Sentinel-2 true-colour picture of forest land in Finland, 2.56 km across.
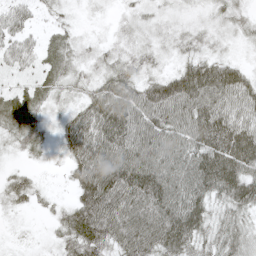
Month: May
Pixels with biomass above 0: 91%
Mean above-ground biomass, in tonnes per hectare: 52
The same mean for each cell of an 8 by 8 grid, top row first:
46 14 10 10 21 16 19 26
49 35 23 21 24 21 20 11
14 32 27 50 39 63 96 54
60 23 45 92 74 79 88 56
25 19 81 98 79 68 85 93
24 4 64 121 118 83 99 86
19 14 70 97 106 96 57 54
6 11 71 67 90 90 42 41
